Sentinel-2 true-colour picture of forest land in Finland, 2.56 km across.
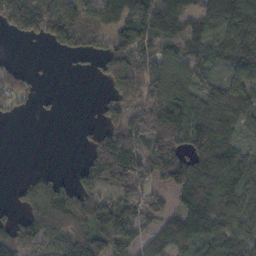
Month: October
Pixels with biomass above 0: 72%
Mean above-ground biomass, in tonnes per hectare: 95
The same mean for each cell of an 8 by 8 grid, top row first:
158 157 123 86 131 115 94 151
0 28 78 80 111 101 90 127
72 4 4 99 127 113 69 131
33 11 0 78 129 129 108 116
0 0 12 152 127 138 149 67
8 44 64 136 109 151 152 117
34 122 156 137 79 66 152 104
136 101 163 141 68 148 106 82
